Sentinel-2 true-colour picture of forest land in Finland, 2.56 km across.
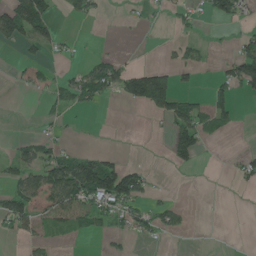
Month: June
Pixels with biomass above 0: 32%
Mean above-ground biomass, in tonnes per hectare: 33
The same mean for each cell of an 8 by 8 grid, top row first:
96 63 24 1 10 19 32 43
17 40 7 1 0 14 8 32
11 20 45 77 126 50 12 94
0 17 19 0 22 84 64 11
23 39 2 0 0 71 18 0
43 90 146 128 45 1 0 24
84 54 80 76 41 32 1 0
17 18 6 16 23 2 0 0
